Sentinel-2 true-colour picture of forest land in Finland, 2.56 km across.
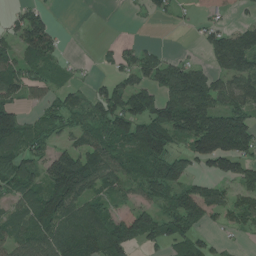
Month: July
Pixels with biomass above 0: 67%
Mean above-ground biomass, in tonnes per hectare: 76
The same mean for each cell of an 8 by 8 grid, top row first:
38 40 0 0 16 16 60 23
73 98 1 18 34 6 55 125
78 45 14 41 63 118 80 95
82 54 72 108 104 143 146 100
90 45 68 87 156 61 158 145
123 100 173 86 85 123 54 78
60 126 96 55 77 95 101 84
68 100 108 116 73 74 39 14
